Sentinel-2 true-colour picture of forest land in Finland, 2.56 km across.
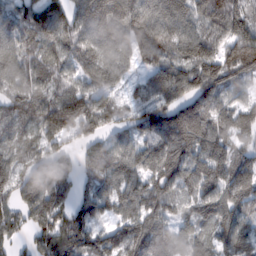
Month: February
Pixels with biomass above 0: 90%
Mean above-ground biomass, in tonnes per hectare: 98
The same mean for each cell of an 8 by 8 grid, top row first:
80 127 101 129 125 133 113 103
92 88 101 99 114 108 134 141
99 76 74 75 57 119 134 76
96 127 140 72 72 117 118 96
74 83 61 80 90 133 89 57
83 127 66 104 87 110 99 114
75 126 84 71 100 69 116 96
45 97 105 97 117 67 69 124
